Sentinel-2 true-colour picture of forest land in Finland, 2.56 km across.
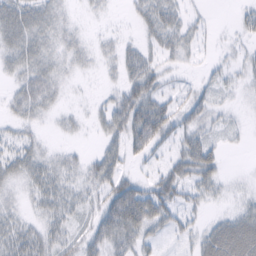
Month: February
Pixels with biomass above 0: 67%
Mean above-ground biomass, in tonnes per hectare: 25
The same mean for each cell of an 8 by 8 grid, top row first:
45 32 5 3 24 31 6 12
36 27 20 10 23 31 7 11
22 35 6 8 53 9 13 14
19 16 7 41 63 36 27 7
28 8 5 25 48 23 34 6
25 31 22 45 14 45 36 4
14 26 22 55 72 36 12 16
36 30 27 42 27 12 38 69
